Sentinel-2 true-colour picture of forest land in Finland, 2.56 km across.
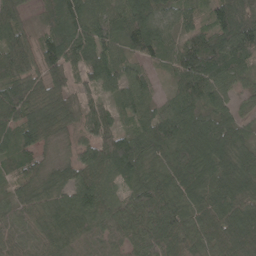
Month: May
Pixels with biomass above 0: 94%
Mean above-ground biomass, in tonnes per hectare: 74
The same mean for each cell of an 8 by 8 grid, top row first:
66 67 106 88 125 60 49 81
90 84 101 62 102 71 105 126
91 85 38 63 50 60 91 44
102 115 63 51 57 77 68 44
69 44 51 100 68 85 95 65
48 58 66 63 67 91 81 91
52 57 79 47 78 79 78 78
55 62 56 47 70 86 68 108
